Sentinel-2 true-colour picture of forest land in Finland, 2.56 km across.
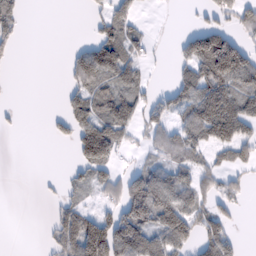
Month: February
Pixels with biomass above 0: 49%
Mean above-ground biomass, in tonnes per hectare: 53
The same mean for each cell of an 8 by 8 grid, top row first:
49 0 1 57 11 0 26 54
21 0 30 105 31 20 158 98
0 0 62 83 35 44 116 98
6 8 73 97 51 53 140 97
0 5 99 107 23 72 69 77
0 4 31 45 76 73 43 27
0 9 47 44 139 127 50 20
0 18 140 143 114 94 75 23
